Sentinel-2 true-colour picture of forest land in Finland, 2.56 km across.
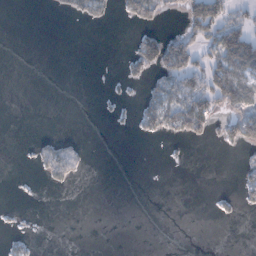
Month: January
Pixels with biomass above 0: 21%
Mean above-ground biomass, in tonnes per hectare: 22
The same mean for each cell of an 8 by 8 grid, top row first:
0 4 36 18 76 16 119 34
0 0 0 0 69 78 54 114
0 0 0 4 32 67 81 85
0 0 0 7 51 95 75 67
1 31 14 0 5 13 16 59
1 39 17 0 0 0 0 23
3 0 0 0 0 0 1 19
13 1 0 0 0 0 0 0
